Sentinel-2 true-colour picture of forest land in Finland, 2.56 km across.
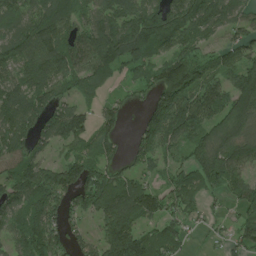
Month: July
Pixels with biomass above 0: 82%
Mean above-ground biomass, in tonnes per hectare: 108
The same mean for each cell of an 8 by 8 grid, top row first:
130 162 100 122 168 180 189 95
130 161 127 190 166 122 58 86
107 123 102 58 68 197 107 125
153 127 80 57 54 188 124 151
130 74 71 55 80 86 116 134
115 115 115 86 57 61 120 74
122 129 74 129 124 78 38 59
97 124 52 143 97 79 18 69
